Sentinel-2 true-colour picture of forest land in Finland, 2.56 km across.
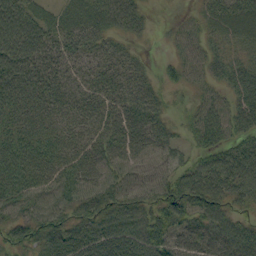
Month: September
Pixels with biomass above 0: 89%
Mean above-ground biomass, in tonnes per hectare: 50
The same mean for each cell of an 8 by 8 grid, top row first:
83 38 47 56 24 10 38 61
88 60 49 38 6 28 34 34
80 55 30 49 36 30 35 50
56 55 48 49 60 17 56 56
58 57 48 56 58 35 46 47
67 59 60 51 46 55 73 79
52 49 48 64 55 70 47 32
44 55 62 62 84 48 49 20
